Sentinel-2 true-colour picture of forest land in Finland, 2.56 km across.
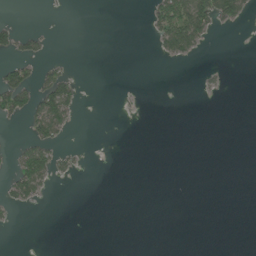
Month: June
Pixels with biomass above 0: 12%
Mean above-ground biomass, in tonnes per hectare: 11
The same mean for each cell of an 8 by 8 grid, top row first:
2 0 0 0 8 106 75 32
31 8 0 0 0 57 6 0
55 39 10 0 0 0 4 0
41 79 8 0 0 0 0 0
10 39 2 0 0 0 0 0
51 38 4 0 0 0 0 0
13 0 0 0 0 0 0 0
0 0 0 0 0 0 0 0
